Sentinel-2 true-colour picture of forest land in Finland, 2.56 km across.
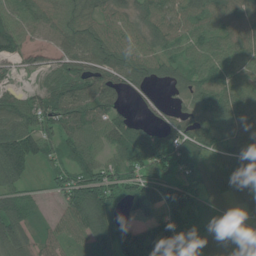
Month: June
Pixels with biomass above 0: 89%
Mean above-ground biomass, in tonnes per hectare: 81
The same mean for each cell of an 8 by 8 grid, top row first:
89 74 71 62 58 68 75 76
83 49 90 81 66 61 74 68
23 42 97 80 67 44 77 68
97 84 95 77 27 47 86 110
123 76 75 68 112 115 95 127
84 38 83 79 92 86 79 141
90 20 124 73 105 123 75 65
105 61 52 108 136 124 80 104
